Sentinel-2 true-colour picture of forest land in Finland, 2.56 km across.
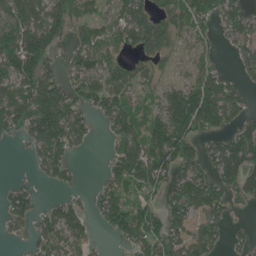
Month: June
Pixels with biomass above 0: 69%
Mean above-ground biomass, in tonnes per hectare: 91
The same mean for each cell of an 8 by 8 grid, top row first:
122 112 67 49 75 78 98 87
147 120 74 67 76 62 50 56
142 123 92 88 65 53 125 42
157 166 100 118 65 158 185 77
24 154 62 62 117 167 59 145
1 61 23 89 134 103 87 149
87 48 50 133 99 99 125 23
19 88 73 28 130 116 110 33
